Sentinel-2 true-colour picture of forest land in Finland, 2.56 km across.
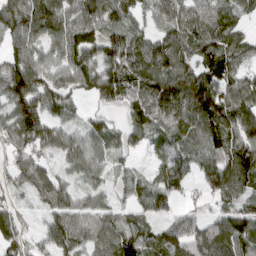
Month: March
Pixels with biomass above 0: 91%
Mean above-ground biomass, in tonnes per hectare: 79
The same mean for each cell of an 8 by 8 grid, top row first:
106 118 96 103 55 109 87 44
69 77 98 92 89 112 86 58
113 87 73 96 96 140 109 75
90 80 36 30 75 114 133 95
70 63 60 51 45 81 87 89
49 69 65 42 39 85 80 110
35 49 54 48 50 45 36 82
80 60 74 101 98 101 115 103
